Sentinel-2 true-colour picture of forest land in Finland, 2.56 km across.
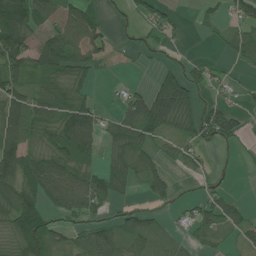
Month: July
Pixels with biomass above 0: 62%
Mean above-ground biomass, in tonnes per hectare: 53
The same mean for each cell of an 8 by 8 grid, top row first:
133 73 89 16 39 21 15 39
104 87 88 26 25 10 4 51
73 52 37 6 7 82 41 8
89 73 90 24 115 78 50 25
99 46 101 44 54 47 33 25
108 116 79 63 59 18 24 4
106 61 86 26 28 18 50 32
63 83 48 74 47 25 32 26
